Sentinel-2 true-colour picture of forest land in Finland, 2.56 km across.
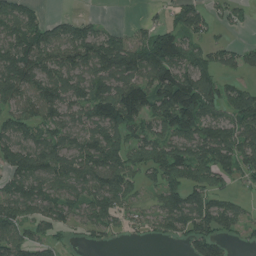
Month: July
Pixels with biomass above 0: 75%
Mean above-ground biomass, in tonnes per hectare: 86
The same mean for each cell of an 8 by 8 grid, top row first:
98 30 21 1 15 61 71 27
133 116 123 113 118 146 60 38
137 101 91 115 124 164 80 31
83 99 77 146 138 215 113 105
99 101 83 104 96 106 124 97
86 99 83 116 56 106 93 65
91 85 71 88 37 116 103 37
92 59 15 22 14 34 102 23
